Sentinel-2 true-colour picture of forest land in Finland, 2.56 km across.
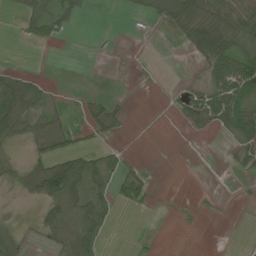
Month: July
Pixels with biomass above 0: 40%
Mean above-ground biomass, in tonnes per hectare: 22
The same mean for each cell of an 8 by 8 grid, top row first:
14 66 24 0 10 60 54 62
0 3 0 1 0 5 83 35
50 10 1 2 1 1 36 82
79 31 13 29 0 12 50 65
16 33 14 12 0 0 1 30
27 93 79 30 18 0 0 8
1 30 35 30 5 1 1 1
26 14 50 3 1 0 0 0
